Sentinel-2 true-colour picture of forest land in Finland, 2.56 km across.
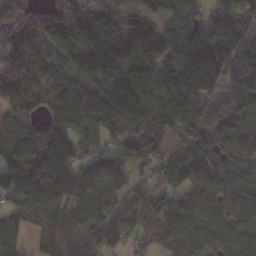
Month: November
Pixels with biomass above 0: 90%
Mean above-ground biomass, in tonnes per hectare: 126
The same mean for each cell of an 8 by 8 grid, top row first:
102 100 140 99 89 110 128 95
176 93 187 181 173 180 188 101
170 71 120 163 153 200 154 108
101 76 141 149 152 152 111 135
118 162 72 79 142 62 139 127
157 193 153 168 64 118 137 100
120 163 128 108 151 130 117 122
64 82 125 119 84 109 87 85
